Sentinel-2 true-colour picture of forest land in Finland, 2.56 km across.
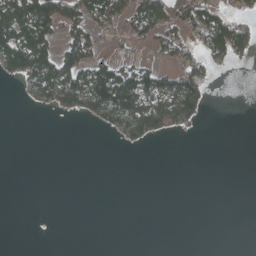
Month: April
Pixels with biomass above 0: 30%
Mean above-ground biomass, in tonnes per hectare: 36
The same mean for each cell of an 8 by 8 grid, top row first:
141 134 79 75 101 51 80 38
161 91 84 19 19 60 65 63
35 113 110 147 91 69 45 1
0 18 53 97 118 91 14 0
0 0 0 4 30 0 0 0
0 0 0 0 0 0 0 0
0 0 0 0 0 0 0 0
0 0 0 0 0 0 0 0
